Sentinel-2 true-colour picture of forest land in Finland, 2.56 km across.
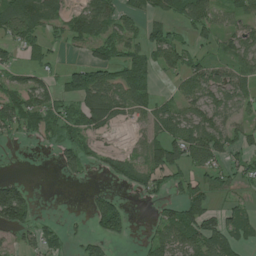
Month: July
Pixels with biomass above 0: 60%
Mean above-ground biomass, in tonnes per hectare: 50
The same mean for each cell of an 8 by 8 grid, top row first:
88 66 67 77 46 52 63 46
40 32 27 65 61 69 23 58
36 33 73 61 76 34 72 60
78 62 70 77 46 54 60 41
10 18 47 8 45 90 91 47
10 0 21 35 58 61 65 45
129 1 1 64 6 59 73 40
21 47 22 31 15 66 99 58
